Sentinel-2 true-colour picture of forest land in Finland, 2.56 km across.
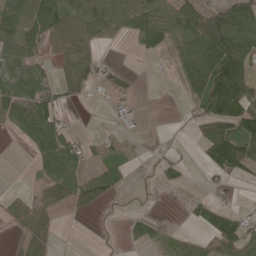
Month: May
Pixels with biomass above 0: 55%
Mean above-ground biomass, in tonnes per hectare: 46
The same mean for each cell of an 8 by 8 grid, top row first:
64 89 66 63 68 68 76 98
59 24 51 8 37 34 117 114
66 41 59 38 1 19 137 118
76 68 2 19 4 1 84 104
8 85 38 19 4 5 90 107
0 53 60 47 8 25 18 26
30 49 32 12 9 0 44 14
17 52 0 4 34 24 38 91
